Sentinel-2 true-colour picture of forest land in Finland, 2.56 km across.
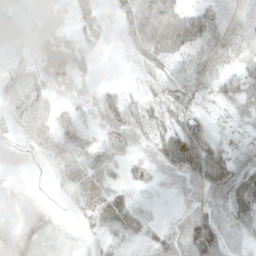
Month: May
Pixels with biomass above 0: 84%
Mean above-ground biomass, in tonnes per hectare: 34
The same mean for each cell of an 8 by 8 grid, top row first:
22 39 31 15 90 77 42 23
23 67 37 5 75 84 46 30
28 55 41 4 15 34 31 34
29 20 26 62 40 41 20 28
14 36 29 33 31 97 48 30
5 4 39 28 20 41 68 46
10 11 23 43 16 13 38 41
33 18 8 19 20 36 70 15
